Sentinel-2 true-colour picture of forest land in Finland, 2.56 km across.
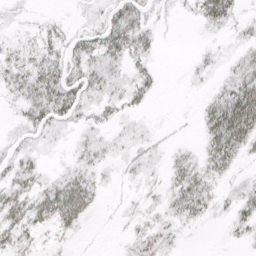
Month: April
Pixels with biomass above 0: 67%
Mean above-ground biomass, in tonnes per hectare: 18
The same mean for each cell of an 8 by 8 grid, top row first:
7 5 6 28 22 5 35 14
13 21 28 38 25 0 6 12
23 39 30 20 18 1 7 34
9 33 21 14 8 2 26 68
12 8 11 10 12 5 28 42
24 9 22 5 10 21 24 10
34 35 42 2 11 21 19 24
20 7 4 2 21 11 0 10
